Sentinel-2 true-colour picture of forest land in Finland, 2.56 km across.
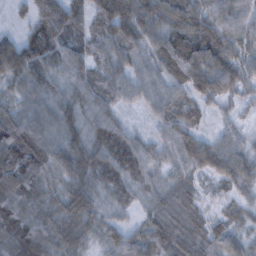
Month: February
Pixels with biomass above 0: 94%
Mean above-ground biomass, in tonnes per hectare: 62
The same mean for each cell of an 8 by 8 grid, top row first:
14 106 63 93 74 85 78 78
105 90 60 56 62 97 114 61
59 52 63 57 54 63 99 71
56 54 49 49 23 60 28 21
100 78 60 83 49 64 53 41
89 61 73 60 49 39 40 66
82 59 71 27 27 57 23 32
93 77 55 43 58 61 54 53
